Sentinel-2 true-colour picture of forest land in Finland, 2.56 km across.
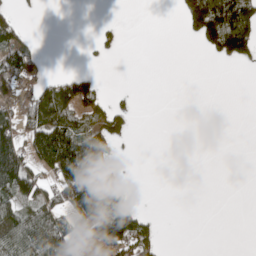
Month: May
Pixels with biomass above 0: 33%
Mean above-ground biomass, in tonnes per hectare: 43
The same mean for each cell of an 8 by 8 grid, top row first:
35 0 0 1 0 4 132 122
88 2 2 18 0 0 39 105
112 39 72 1 0 0 0 0
48 132 82 46 0 0 0 0
98 133 113 45 0 0 0 0
159 48 133 74 0 0 0 0
73 86 125 104 14 0 0 0
97 121 47 117 70 0 0 0
